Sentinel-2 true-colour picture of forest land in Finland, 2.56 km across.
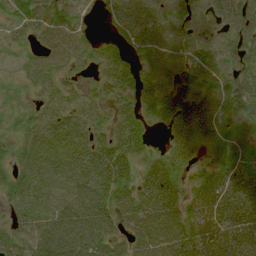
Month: July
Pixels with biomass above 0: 86%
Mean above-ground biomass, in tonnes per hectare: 47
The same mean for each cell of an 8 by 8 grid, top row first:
45 53 31 33 58 52 51 60
13 41 45 34 44 50 55 55
10 36 19 60 36 42 53 48
13 32 31 30 32 54 53 32
23 44 35 54 28 41 46 30
40 47 63 69 44 45 41 52
37 34 68 57 73 51 66 60
52 90 100 49 62 68 74 61
